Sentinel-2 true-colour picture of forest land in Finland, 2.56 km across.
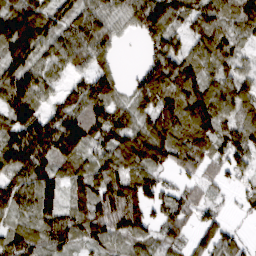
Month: March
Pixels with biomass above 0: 88%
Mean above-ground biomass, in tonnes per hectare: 71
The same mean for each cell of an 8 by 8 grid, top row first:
126 70 70 58 91 73 82 64
117 67 79 41 27 61 77 40
107 50 41 53 63 95 70 68
93 51 99 75 62 93 120 68
98 110 101 65 103 88 92 88
66 87 65 83 69 35 46 38
55 80 57 125 77 64 44 20
65 62 50 57 43 57 67 37
